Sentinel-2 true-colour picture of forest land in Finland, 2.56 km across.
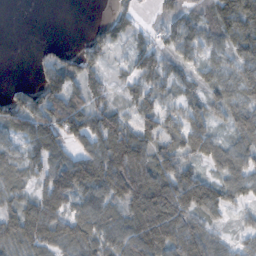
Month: November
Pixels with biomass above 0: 79%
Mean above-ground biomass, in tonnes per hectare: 52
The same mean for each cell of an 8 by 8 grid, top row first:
0 0 0 28 7 42 30 94
0 15 22 47 35 42 36 38
5 69 65 25 50 40 26 40
86 101 93 66 47 38 41 51
37 80 44 90 63 46 63 47
43 70 111 105 71 77 44 60
48 68 54 55 112 104 66 21
67 53 56 67 94 83 60 26
